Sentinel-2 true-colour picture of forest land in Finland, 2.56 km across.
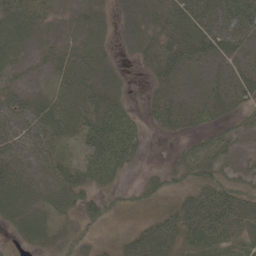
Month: May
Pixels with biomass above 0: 73%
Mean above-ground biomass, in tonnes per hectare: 26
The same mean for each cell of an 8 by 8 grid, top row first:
26 23 19 19 36 28 37 60
23 18 17 11 33 39 35 25
18 10 24 28 9 22 18 22
36 27 28 55 15 32 30 18
30 28 28 77 17 8 24 14
24 17 33 35 11 24 33 23
28 20 37 15 14 28 42 33
10 23 22 9 27 29 39 29
